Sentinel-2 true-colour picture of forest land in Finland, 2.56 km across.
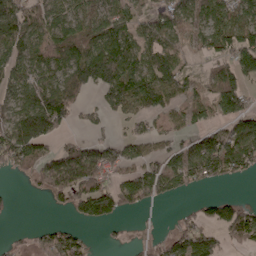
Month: April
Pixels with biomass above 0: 65%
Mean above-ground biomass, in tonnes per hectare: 80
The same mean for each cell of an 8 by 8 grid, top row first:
124 101 94 104 63 107 83 94
115 93 105 130 88 70 70 124
100 84 118 122 106 98 61 94
111 209 41 53 71 43 62 107
195 76 81 74 59 46 76 104
34 121 222 86 79 73 59 32
6 14 91 121 38 7 24 36
14 76 60 7 14 47 50 40
